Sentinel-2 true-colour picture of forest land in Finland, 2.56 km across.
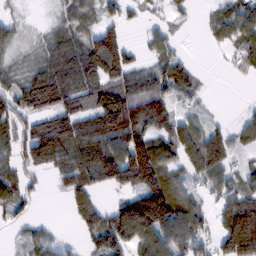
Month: February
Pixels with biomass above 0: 73%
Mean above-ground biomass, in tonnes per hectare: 73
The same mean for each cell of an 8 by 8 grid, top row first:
16 7 57 37 22 29 20 93
31 50 85 134 32 29 15 72
47 122 87 66 61 96 6 11
99 102 71 149 108 52 12 12
76 177 111 116 122 127 110 40
79 39 107 108 135 57 98 59
65 0 66 59 188 128 40 127
16 37 28 116 94 100 59 185
